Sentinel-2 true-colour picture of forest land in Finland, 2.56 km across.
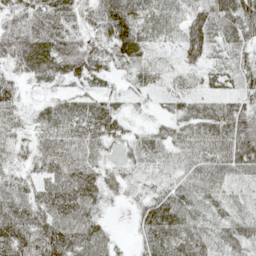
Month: May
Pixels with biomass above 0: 90%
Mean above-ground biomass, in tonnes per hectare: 48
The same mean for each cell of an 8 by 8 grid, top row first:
44 65 42 87 56 34 75 76
71 80 62 55 40 19 49 37
36 33 39 24 20 10 20 34
36 39 55 47 11 31 48 57
31 49 57 34 39 48 63 81
41 58 83 34 23 40 60 39
66 74 79 13 47 63 27 17
82 89 81 32 44 63 31 40
